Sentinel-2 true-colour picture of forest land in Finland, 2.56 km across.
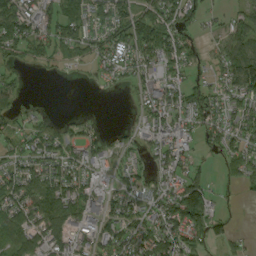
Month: September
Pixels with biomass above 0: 68%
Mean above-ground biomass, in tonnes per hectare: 60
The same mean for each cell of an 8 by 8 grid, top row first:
100 69 70 103 79 83 33 46
69 68 57 81 96 81 24 85
18 4 7 31 59 53 39 108
36 7 6 0 52 75 79 55
42 57 72 33 40 73 43 54
75 90 79 28 45 73 32 52
84 91 99 66 58 112 82 8
79 77 56 77 74 99 65 23
